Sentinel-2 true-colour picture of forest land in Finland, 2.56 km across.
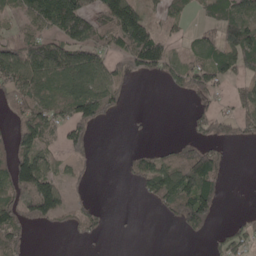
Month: May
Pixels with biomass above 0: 51%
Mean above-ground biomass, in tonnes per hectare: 55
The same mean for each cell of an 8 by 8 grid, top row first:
35 114 122 141 70 37 35 82
85 103 93 61 141 20 59 123
85 80 96 52 20 42 69 39
65 80 92 35 2 0 38 47
82 66 45 0 5 26 43 26
124 96 15 0 64 119 118 0
81 121 23 3 5 87 88 2
57 0 15 2 0 1 18 46
